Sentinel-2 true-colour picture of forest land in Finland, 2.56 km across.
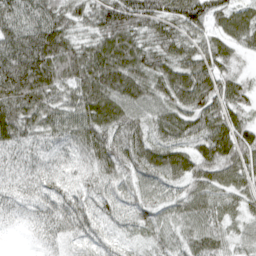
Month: April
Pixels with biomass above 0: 97%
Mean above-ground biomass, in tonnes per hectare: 73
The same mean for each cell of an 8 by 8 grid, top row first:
87 90 62 110 106 88 92 63
118 130 75 103 85 77 66 48
127 106 91 107 94 90 85 49
102 88 88 89 72 73 84 61
64 48 72 95 84 72 76 84
42 50 45 66 73 72 75 73
33 54 69 49 66 60 68 46
5 32 38 34 39 51 73 39
